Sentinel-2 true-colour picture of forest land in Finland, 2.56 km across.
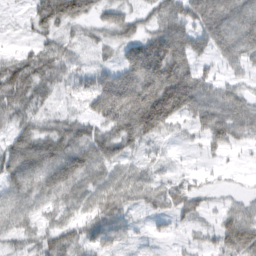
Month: February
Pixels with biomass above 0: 84%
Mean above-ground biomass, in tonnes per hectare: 58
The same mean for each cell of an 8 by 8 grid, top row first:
5 70 58 42 37 75 124 86
13 47 24 33 78 99 69 84
82 62 30 73 106 133 56 33
55 29 25 108 146 119 88 84
62 80 80 75 47 15 42 40
71 94 83 49 36 20 14 6
67 49 46 69 36 49 23 35
37 50 45 44 10 12 27 98
